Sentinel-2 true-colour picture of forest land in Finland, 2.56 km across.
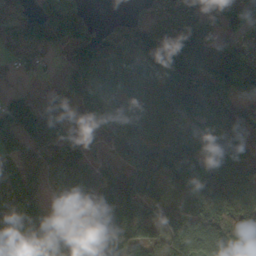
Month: October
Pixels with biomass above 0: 88%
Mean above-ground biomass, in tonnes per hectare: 124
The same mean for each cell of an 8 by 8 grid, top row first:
86 164 99 15 92 181 85 117
87 112 139 139 160 210 163 100
21 40 123 118 94 140 131 104
170 136 46 111 134 99 132 78
142 110 59 61 126 142 101 111
144 93 86 79 109 144 194 142
204 105 105 143 131 142 197 188
191 171 79 146 153 163 217 143
